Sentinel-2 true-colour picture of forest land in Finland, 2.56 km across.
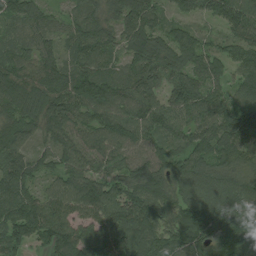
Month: July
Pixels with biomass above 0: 96%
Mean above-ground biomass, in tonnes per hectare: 102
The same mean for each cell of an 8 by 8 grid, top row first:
87 57 64 61 118 64 80 131
67 63 98 77 132 126 71 103
121 109 134 85 103 84 87 84
87 133 95 112 104 104 99 113
81 62 96 102 85 70 112 127
114 56 110 69 118 113 114 111
121 104 104 119 136 122 143 148
104 95 114 130 121 116 139 133
